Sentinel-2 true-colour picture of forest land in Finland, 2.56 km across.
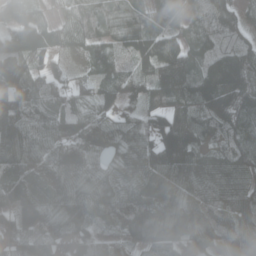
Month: April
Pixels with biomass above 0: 93%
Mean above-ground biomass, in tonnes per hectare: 100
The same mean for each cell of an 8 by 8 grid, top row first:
108 58 93 77 71 65 94 81
138 99 58 74 121 102 82 79
173 100 43 75 74 178 171 147
137 97 78 74 77 105 109 126
127 97 152 80 99 167 76 77
120 110 126 92 95 119 116 97
109 89 106 108 107 104 110 112
83 73 83 61 71 99 71 123
